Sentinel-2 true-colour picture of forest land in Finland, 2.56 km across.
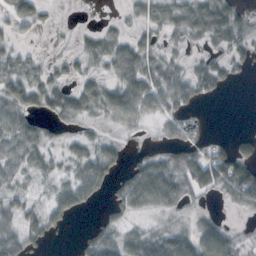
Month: October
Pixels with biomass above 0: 67%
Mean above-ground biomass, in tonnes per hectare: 34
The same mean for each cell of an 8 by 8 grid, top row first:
37 9 0 3 28 40 75 26
23 3 20 44 44 12 20 31
65 37 26 33 66 47 53 9
53 43 44 48 42 39 5 0
52 22 25 24 5 32 41 22
33 24 50 44 72 55 62 79
44 35 34 17 35 23 6 22
58 21 10 41 47 54 61 20
